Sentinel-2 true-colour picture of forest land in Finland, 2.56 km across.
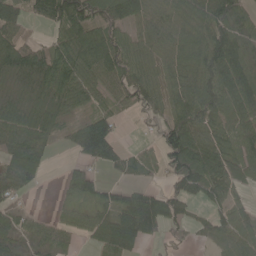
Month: May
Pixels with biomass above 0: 77%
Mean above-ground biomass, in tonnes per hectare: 64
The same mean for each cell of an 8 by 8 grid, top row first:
62 59 96 81 61 74 86 56
71 47 80 108 58 68 106 68
40 62 73 70 82 56 105 97
66 43 26 44 44 81 81 70
82 34 68 75 18 135 88 75
93 14 58 12 30 95 106 63
39 7 40 65 112 68 50 48
46 40 19 75 55 24 41 81
